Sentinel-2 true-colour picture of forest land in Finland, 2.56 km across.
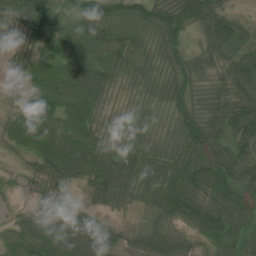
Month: July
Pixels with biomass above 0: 94%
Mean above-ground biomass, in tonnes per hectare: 60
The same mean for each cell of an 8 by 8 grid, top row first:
65 82 72 78 69 80 72 29
42 56 73 73 48 58 62 61
18 75 92 54 38 61 48 86
29 75 77 25 26 56 63 96
39 81 93 37 45 57 107 69
14 51 59 68 63 79 102 82
14 49 32 21 28 66 89 88
65 73 73 48 49 47 59 55
